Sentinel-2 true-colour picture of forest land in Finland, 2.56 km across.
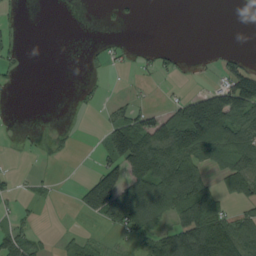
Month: August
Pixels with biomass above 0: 39%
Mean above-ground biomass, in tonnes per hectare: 52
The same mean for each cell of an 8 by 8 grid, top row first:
5 0 0 7 2 0 0 4
17 0 1 16 8 10 1 5
10 0 4 2 10 10 10 145
1 0 5 34 49 85 237 149
5 9 2 109 147 157 121 113
13 7 6 126 149 153 51 137
19 2 40 129 124 102 123 34
70 8 34 10 48 138 208 139
